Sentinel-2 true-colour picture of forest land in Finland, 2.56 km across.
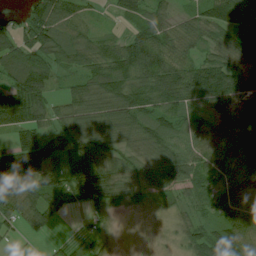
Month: July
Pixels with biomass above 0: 87%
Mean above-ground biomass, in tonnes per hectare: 71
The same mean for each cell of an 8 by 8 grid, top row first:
23 131 58 20 63 42 83 97
97 99 98 75 122 77 53 78
91 64 58 112 102 118 140 84
102 66 74 91 89 83 64 81
62 62 60 61 75 85 67 67
81 67 108 71 50 87 53 57
85 82 25 60 19 39 43 119
16 13 37 27 4 31 88 95
